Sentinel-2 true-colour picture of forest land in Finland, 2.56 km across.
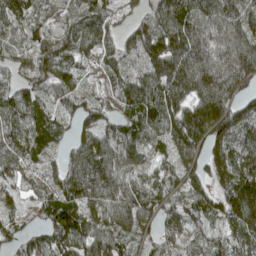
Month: April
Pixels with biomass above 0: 93%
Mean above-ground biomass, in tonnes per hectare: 105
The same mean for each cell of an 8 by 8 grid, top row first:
114 77 90 58 84 158 143 136
79 110 107 78 145 179 182 173
50 96 71 70 136 177 195 144
88 69 67 57 129 126 200 105
80 80 92 104 87 113 122 102
55 53 138 125 89 69 105 178
40 109 112 112 112 56 85 219
66 86 113 107 51 46 48 96
